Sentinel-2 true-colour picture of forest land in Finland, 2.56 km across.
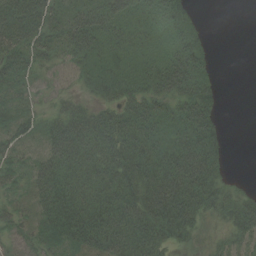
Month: August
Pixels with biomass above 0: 82%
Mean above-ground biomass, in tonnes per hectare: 42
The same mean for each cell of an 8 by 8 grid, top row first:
66 50 36 45 28 40 2 0
67 41 49 35 30 47 15 0
44 17 23 58 54 64 31 0
35 20 40 37 51 40 48 0
36 40 70 63 55 46 57 0
33 63 53 60 64 71 56 2
35 63 70 72 68 80 34 42
23 54 58 70 69 34 10 25
